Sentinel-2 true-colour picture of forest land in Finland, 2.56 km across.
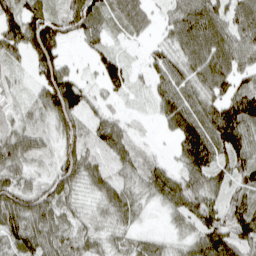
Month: April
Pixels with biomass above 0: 90%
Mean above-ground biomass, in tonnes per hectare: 69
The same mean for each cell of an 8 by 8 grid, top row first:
82 91 118 56 58 69 115 97
64 125 20 29 19 69 125 87
21 86 42 53 23 78 96 59
29 90 82 36 10 99 81 117
97 37 76 91 23 48 114 118
75 45 85 60 70 70 84 64
100 90 33 67 28 58 75 70
79 80 62 40 37 26 96 83
